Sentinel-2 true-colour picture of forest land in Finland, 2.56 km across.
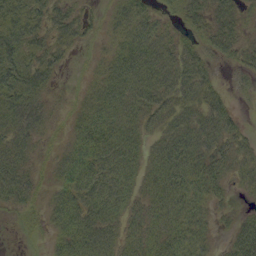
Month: September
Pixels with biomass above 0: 82%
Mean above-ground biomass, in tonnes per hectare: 36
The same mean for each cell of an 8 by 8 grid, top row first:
55 46 29 24 31 19 49 27
59 40 15 24 47 33 31 32
67 36 6 49 50 48 28 13
67 27 26 46 44 40 44 9
48 13 44 44 27 47 45 28
49 15 58 46 33 44 47 25
25 30 61 44 32 40 26 10
3 19 52 35 36 38 20 43
